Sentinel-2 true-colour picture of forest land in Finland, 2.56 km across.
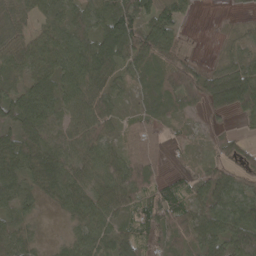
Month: April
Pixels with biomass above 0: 87%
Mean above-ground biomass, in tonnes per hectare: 54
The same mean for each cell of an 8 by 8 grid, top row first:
57 50 56 80 66 55 0 7
60 60 76 95 78 36 1 22
29 63 87 48 34 79 51 89
74 69 70 43 25 28 36 68
77 56 58 37 82 15 14 27
82 78 43 62 66 16 60 41
43 15 61 55 68 66 84 91
62 10 59 78 47 54 71 112
